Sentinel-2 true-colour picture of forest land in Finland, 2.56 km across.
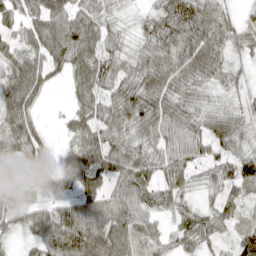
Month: April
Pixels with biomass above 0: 91%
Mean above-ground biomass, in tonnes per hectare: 58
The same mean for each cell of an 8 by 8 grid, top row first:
48 82 63 35 27 88 70 26
42 82 92 45 47 79 89 43
81 42 63 61 73 73 51 27
84 5 53 63 85 69 48 41
68 28 66 71 58 61 60 52
26 48 68 59 67 57 36 72
58 53 68 65 53 40 29 35
22 92 124 116 46 40 45 54
